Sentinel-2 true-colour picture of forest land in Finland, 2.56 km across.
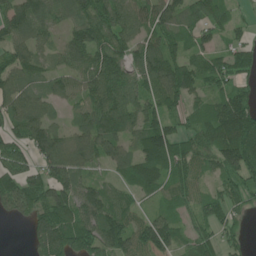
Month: June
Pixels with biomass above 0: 84%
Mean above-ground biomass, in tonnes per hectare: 87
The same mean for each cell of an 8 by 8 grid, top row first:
102 94 98 104 87 85 87 23
83 54 121 109 89 78 59 43
79 55 91 127 93 147 85 49
82 50 51 141 89 59 83 134
81 141 86 110 113 91 96 187
87 104 74 37 121 72 41 105
90 123 114 97 36 62 80 46
0 144 103 129 103 73 54 31
